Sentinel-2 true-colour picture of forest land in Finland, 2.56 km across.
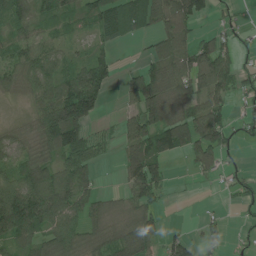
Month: June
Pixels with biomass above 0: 70%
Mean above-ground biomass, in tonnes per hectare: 64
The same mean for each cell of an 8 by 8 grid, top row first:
68 46 63 115 92 117 33 15
57 56 20 36 11 98 80 35
45 86 110 47 107 76 89 53
3 118 175 5 110 51 98 24
46 76 97 22 98 109 119 18
70 83 91 2 131 5 26 25
183 125 74 26 65 2 6 17
89 58 63 66 73 48 42 8
